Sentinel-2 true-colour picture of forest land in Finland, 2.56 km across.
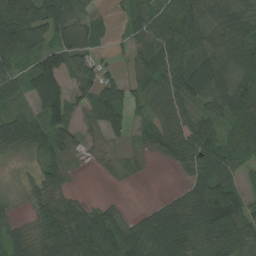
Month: August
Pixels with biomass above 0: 81%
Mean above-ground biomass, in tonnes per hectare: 66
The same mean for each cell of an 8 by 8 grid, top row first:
111 103 63 13 74 89 58 68
98 69 107 17 68 75 61 71
56 96 72 48 68 76 102 67
38 89 52 86 48 75 47 92
67 70 29 18 33 85 84 70
6 56 3 10 4 7 88 44
16 58 60 36 20 67 139 111
64 70 110 120 103 128 101 106
